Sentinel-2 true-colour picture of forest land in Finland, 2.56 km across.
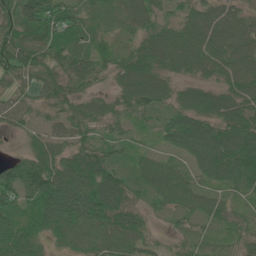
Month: June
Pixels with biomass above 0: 94%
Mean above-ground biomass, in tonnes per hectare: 65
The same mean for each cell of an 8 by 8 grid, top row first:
88 123 68 36 70 43 65 56
80 71 53 44 75 89 82 82
45 59 52 36 92 42 46 84
38 35 52 53 54 59 70 80
6 64 58 52 18 48 110 102
93 121 121 78 51 56 56 95
74 101 125 108 39 51 53 32
87 48 66 78 55 22 30 39
